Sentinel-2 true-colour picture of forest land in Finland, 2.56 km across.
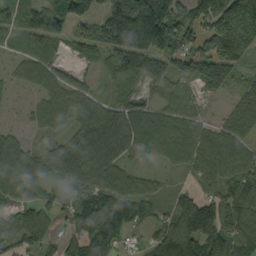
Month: September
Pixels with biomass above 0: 88%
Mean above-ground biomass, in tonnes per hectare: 94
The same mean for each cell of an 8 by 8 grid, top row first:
39 42 90 158 243 109 158 256
28 88 54 113 166 101 106 154
35 82 40 49 80 73 109 47
8 84 88 91 75 75 21 85
73 53 137 148 88 104 108 84
110 64 125 102 47 23 102 116
84 75 98 138 74 96 112 115
76 63 94 94 29 157 144 120
